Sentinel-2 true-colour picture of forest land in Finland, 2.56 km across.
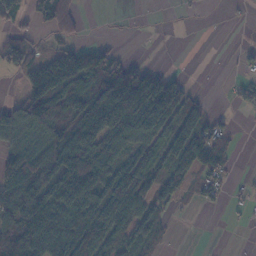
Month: November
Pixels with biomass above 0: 59%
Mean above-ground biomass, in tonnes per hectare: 63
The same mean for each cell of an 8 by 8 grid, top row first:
68 83 29 1 1 3 0 3
43 20 64 34 0 0 0 9
11 140 108 116 119 59 0 19
87 115 86 168 140 105 16 13
67 84 123 75 67 53 101 8
106 71 132 108 116 61 60 6
111 107 113 117 85 29 12 8
169 135 126 75 62 3 0 0
